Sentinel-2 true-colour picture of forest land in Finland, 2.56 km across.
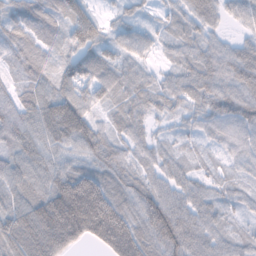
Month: February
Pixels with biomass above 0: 95%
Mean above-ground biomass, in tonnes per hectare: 73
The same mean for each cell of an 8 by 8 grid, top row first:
52 59 98 28 25 41 62 51
65 46 88 61 57 45 56 50
36 57 95 84 61 53 78 85
77 112 112 50 66 38 65 93
75 85 88 72 47 30 31 63
72 90 114 75 51 51 38 37
71 148 199 138 94 79 61 39
116 144 75 149 90 103 71 48
